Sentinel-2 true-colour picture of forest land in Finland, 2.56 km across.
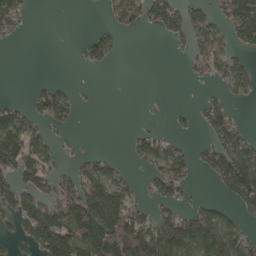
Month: April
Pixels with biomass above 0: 45%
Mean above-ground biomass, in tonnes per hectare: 59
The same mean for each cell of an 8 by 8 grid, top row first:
62 0 0 39 65 70 55 176
3 0 23 52 0 9 88 44
0 13 1 0 0 0 27 64
52 92 19 0 1 10 59 10
130 48 5 0 54 29 45 65
85 67 79 67 28 96 41 162
87 102 160 149 38 59 61 35
41 139 148 169 162 159 167 92
